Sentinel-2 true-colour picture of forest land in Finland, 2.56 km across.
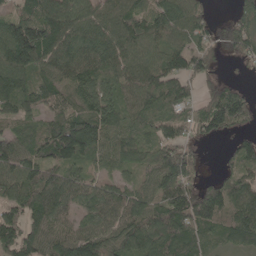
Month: May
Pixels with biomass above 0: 88%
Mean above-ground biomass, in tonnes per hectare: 107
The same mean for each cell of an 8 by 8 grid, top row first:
89 155 116 114 132 124 47 71
204 165 138 118 105 74 68 85
131 95 152 109 122 93 50 14
96 80 112 108 98 75 133 151
114 129 193 102 81 99 25 52
135 108 65 61 67 190 32 93
89 144 74 105 111 128 192 152
98 122 147 92 132 134 63 111
